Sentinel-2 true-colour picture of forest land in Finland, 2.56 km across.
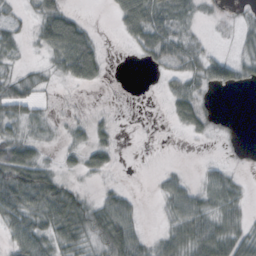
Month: October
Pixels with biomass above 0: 59%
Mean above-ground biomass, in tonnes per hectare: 28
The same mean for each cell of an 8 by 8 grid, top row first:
12 48 14 13 73 35 7 8
21 37 73 0 42 45 12 16
21 9 38 2 0 23 38 26
26 9 3 4 0 25 19 0
50 9 17 21 0 0 4 4
81 47 16 8 2 18 23 12
69 71 53 47 5 38 34 36
42 43 42 64 23 47 73 68
